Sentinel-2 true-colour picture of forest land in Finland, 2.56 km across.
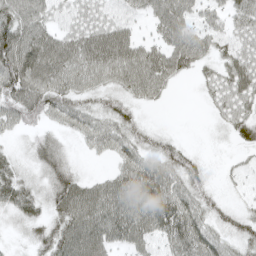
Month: May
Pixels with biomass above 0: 83%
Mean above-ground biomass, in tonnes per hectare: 52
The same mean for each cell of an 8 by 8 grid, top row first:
76 45 36 30 32 78 39 53
97 92 77 99 50 75 46 45
97 88 63 58 82 33 28 70
67 63 51 48 18 0 12 47
12 41 21 53 39 28 4 30
42 45 32 37 89 63 27 12
49 43 90 79 86 85 52 25
11 55 92 58 55 74 68 51
